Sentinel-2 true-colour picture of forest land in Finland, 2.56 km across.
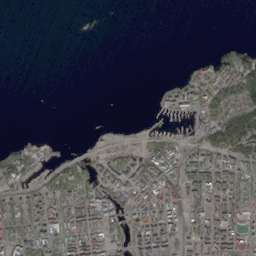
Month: May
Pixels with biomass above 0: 46%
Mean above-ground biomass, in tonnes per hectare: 51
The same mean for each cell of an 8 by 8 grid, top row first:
0 0 0 0 0 0 0 0
0 0 0 0 0 0 3 24
0 0 0 0 0 24 88 135
0 0 0 0 0 48 86 136
17 18 1 16 28 53 86 137
59 36 79 96 106 86 116 99
107 128 137 91 111 53 100 103
117 114 155 83 123 87 102 103
